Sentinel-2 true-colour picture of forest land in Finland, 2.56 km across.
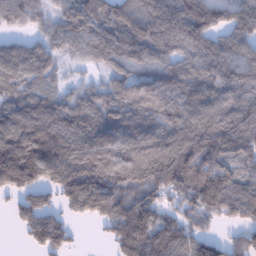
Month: January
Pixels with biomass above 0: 88%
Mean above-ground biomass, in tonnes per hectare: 156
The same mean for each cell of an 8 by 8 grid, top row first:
127 85 190 168 203 264 213 163
113 110 108 168 171 164 189 138
140 104 37 87 121 158 193 174
160 186 152 145 134 154 178 189
212 264 159 149 153 193 259 203
196 187 271 170 171 208 257 143
71 132 148 182 171 87 154 147
9 185 13 85 180 161 101 72
